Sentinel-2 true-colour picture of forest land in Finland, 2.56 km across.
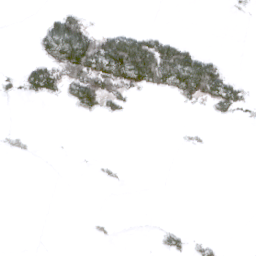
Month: April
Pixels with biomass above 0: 15%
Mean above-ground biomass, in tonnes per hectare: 15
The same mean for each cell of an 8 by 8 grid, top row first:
0 12 32 0 0 0 0 1
0 28 113 84 85 65 3 0
9 53 89 69 57 63 91 13
0 0 20 13 0 0 5 9
0 0 0 0 0 0 0 0
0 0 0 0 0 0 0 0
0 0 0 0 0 0 0 0
0 0 0 1 0 8 6 0
